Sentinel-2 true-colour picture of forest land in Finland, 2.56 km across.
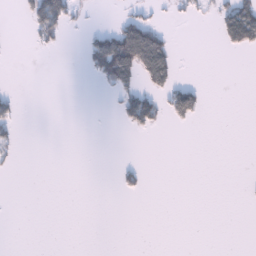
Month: January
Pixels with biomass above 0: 13%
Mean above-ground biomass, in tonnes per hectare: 17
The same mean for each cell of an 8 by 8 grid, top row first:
5 121 12 4 27 9 9 107
0 14 9 120 165 19 0 41
0 0 1 67 52 35 1 0
25 0 0 3 94 67 8 0
19 0 0 0 0 0 0 0
2 0 0 3 17 0 0 0
0 0 0 0 0 0 0 0
0 0 0 0 0 0 0 0
